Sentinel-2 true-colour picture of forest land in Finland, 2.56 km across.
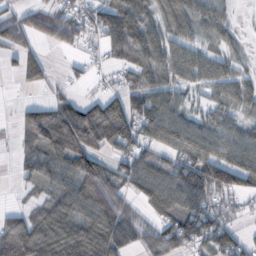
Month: October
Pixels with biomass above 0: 74%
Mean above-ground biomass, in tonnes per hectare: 64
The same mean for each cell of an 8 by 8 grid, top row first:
44 67 52 83 66 75 69 6
50 19 35 53 87 60 40 17
15 27 14 13 63 54 65 50
21 78 98 98 94 74 44 38
29 121 140 74 58 80 89 83
18 62 121 77 77 81 99 95
24 67 76 94 38 80 69 24
96 97 121 89 48 86 71 44
